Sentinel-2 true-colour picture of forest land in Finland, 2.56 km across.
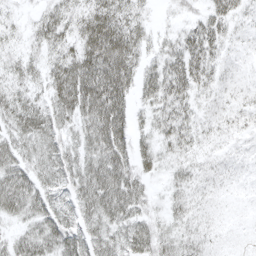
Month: April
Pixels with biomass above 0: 90%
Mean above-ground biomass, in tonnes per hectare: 35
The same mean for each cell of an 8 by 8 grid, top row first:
9 29 34 55 18 9 32 18
15 30 45 74 27 35 40 10
25 34 72 79 41 51 26 11
43 41 54 72 19 41 12 16
39 37 42 71 25 36 10 9
60 34 51 72 30 24 14 7
51 42 44 64 28 27 10 4
33 45 46 44 46 39 14 5
